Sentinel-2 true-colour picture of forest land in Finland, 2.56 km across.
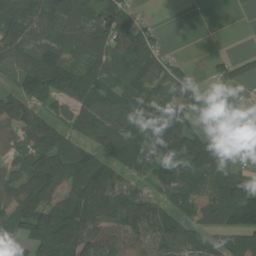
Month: July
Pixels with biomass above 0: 76%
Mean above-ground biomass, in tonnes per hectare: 84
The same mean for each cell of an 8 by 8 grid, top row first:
159 120 86 104 29 0 0 0
101 112 97 92 114 10 1 7
49 147 115 70 88 92 26 57
100 70 95 104 109 93 11 4
64 85 63 82 101 129 106 55
82 166 95 59 37 79 117 72
115 114 107 105 100 100 142 175
51 128 125 79 86 137 70 81
